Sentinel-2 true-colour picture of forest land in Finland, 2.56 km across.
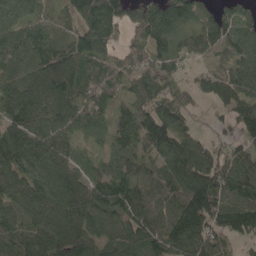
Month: May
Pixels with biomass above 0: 92%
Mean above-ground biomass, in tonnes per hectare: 108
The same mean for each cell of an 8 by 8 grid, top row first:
87 80 155 146 147 112 89 111
113 113 116 81 109 77 122 111
87 126 100 110 117 76 74 110
121 110 100 68 109 127 18 93
140 127 47 67 107 159 74 81
126 117 92 107 77 125 171 135
107 129 140 104 93 95 172 125
110 115 118 67 105 141 153 82
